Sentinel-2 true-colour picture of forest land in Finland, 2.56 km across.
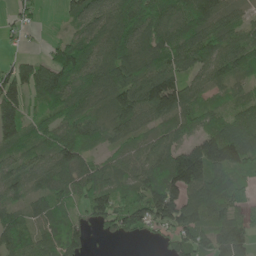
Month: June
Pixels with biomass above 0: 86%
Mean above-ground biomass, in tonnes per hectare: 87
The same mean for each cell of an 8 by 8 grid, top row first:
35 5 73 99 111 92 102 42
12 35 110 114 101 108 104 97
122 117 101 122 115 106 68 60
123 65 84 87 97 114 52 54
96 70 85 43 60 87 121 134
85 111 95 60 96 169 147 85
64 70 46 102 134 157 123 78
90 67 49 29 17 68 78 93
